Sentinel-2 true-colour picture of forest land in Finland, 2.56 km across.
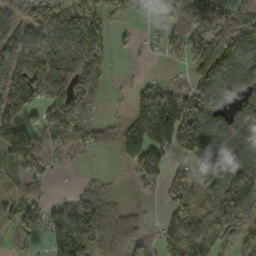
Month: October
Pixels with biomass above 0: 68%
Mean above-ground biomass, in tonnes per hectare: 97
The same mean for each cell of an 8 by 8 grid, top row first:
51 114 153 72 7 60 136 116
100 111 153 75 7 57 140 128
163 166 95 21 24 10 99 123
151 98 111 7 134 225 140 97
79 69 84 99 198 155 162 128
39 48 6 13 99 102 127 159
77 81 113 108 13 132 72 104
46 94 187 123 42 144 96 31
